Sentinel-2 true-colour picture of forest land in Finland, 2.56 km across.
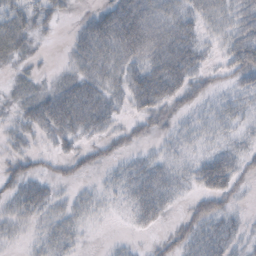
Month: October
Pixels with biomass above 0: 71%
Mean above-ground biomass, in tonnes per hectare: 30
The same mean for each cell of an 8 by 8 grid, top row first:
37 29 10 61 57 39 25 39
31 3 34 54 62 63 16 52
12 8 44 30 69 60 18 28
18 64 72 31 34 21 19 27
19 11 20 16 12 20 20 24
32 17 12 15 51 29 69 31
30 28 23 9 53 13 30 11
11 29 15 5 5 27 45 24
